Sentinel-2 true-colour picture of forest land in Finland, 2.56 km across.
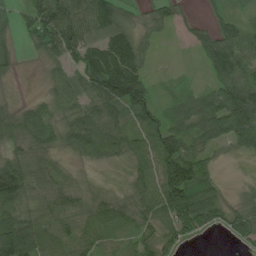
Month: July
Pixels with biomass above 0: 85%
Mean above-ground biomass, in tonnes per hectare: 60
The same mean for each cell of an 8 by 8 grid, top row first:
45 119 99 98 18 37 19 31
34 73 92 122 42 2 70 80
12 31 69 148 71 9 28 88
42 44 57 72 63 42 91 149
35 50 63 59 73 79 44 52
116 62 17 4 69 114 42 2
77 54 50 63 49 110 92 24
154 76 66 44 43 36 3 28
